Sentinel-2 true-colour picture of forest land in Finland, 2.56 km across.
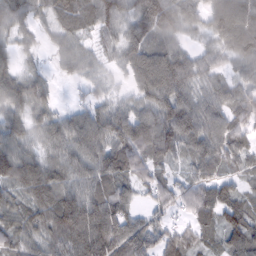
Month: February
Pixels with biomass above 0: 90%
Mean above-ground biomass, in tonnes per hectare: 69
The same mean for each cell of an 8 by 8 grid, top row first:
76 50 81 76 114 80 68 102
39 32 47 31 84 55 31 79
50 27 33 22 88 101 48 52
59 36 46 65 66 108 83 77
63 53 82 80 89 95 90 66
100 90 79 89 55 36 70 44
68 98 107 108 32 39 91 62
73 69 96 120 90 60 44 78
